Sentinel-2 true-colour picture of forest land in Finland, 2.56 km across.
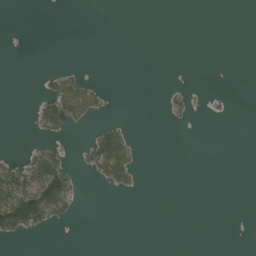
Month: August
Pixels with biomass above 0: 12%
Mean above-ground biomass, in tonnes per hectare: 11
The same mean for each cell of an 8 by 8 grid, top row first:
0 0 0 0 0 0 0 0
0 0 0 0 0 0 0 0
0 18 27 0 0 0 0 0
0 54 50 2 0 10 3 0
0 19 6 95 1 0 0 0
41 102 8 51 2 0 0 0
88 92 6 0 0 0 0 0
10 1 0 0 0 0 0 0
